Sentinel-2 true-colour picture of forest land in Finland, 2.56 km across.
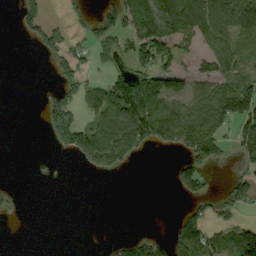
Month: September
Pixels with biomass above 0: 41%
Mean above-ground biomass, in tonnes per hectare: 59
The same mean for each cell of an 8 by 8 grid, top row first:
36 48 21 68 134 151 112 116
0 88 45 62 135 82 70 72
0 9 59 70 114 86 73 106
0 64 60 124 165 100 121 135
0 8 95 143 85 84 123 81
0 2 3 26 0 51 48 32
11 0 0 0 0 5 42 46
0 0 0 10 47 92 103 113
